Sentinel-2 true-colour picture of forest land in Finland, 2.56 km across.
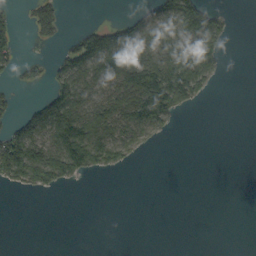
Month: September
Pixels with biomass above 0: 36%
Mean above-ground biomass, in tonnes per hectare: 44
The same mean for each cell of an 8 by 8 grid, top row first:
22 71 0 2 39 110 84 0
42 10 91 158 89 101 92 0
19 41 89 85 143 156 56 0
32 126 98 84 112 75 0 0
129 92 172 96 37 1 0 0
82 104 51 12 0 0 0 0
0 0 0 0 0 0 0 0
0 0 0 0 0 0 0 0
